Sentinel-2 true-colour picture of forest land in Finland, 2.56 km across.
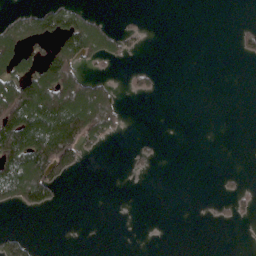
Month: May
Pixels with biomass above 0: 25%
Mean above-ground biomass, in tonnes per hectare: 35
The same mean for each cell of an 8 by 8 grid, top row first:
32 79 60 5 2 0 0 0
103 40 111 53 8 0 0 19
106 135 82 19 16 0 0 0
134 159 181 86 0 0 0 0
147 167 108 12 6 0 0 0
127 120 8 0 4 0 0 6
34 34 0 0 0 0 3 16
48 0 0 0 0 0 0 0
